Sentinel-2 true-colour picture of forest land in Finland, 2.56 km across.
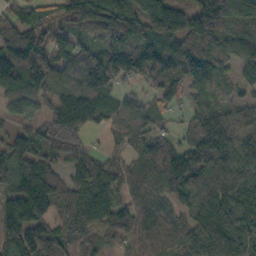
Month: October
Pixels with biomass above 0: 90%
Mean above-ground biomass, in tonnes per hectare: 100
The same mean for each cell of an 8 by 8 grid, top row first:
86 47 112 120 161 172 171 123
161 114 69 87 127 152 149 140
121 136 131 86 55 120 88 55
76 76 140 64 65 27 72 74
87 105 74 21 65 60 138 151
150 117 74 71 69 108 97 104
122 107 124 85 67 59 105 102
124 118 62 50 78 56 133 113
